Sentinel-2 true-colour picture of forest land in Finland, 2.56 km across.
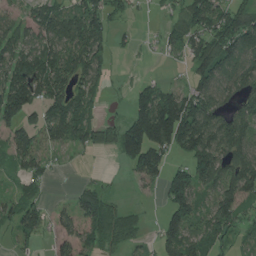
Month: July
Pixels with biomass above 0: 68%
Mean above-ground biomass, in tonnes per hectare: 97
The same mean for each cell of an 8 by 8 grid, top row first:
51 114 153 72 7 60 136 116
100 111 153 75 7 57 140 128
163 166 95 21 24 10 99 123
151 98 111 7 134 225 140 97
79 69 84 99 198 155 162 128
39 48 6 13 99 102 127 159
77 81 113 108 13 132 72 104
46 94 187 123 42 144 96 31
